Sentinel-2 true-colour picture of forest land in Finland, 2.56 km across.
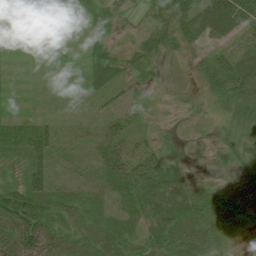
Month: July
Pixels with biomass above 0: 82%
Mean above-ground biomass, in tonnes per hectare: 32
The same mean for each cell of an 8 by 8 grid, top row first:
43 42 23 30 24 74 73 69
4 14 11 32 40 32 27 23
3 8 13 45 23 5 41 71
7 8 5 18 13 6 10 46
45 65 10 28 14 9 5 42
17 54 14 41 74 36 9 41
68 44 28 16 42 61 62 58
53 48 19 24 33 63 45 14
